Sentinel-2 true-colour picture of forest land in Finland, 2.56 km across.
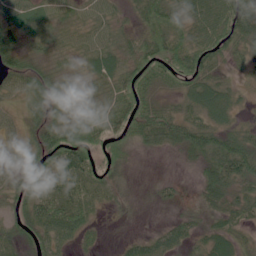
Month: June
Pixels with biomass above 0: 83%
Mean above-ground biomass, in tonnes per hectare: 39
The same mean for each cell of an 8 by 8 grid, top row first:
42 34 24 25 48 42 60 75
41 25 24 35 58 52 58 31
51 49 20 41 59 51 44 12
21 44 18 40 64 27 55 17
36 66 82 57 34 42 67 60
33 57 54 31 3 7 46 61
32 54 38 10 5 10 31 37
39 49 24 3 26 36 33 24
